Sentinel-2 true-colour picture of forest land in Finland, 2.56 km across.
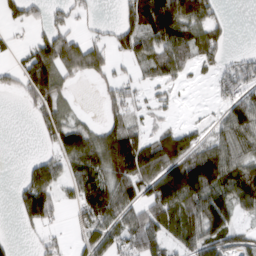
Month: March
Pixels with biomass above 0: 61%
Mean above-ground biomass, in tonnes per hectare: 79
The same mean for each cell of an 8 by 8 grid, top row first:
41 38 22 3 176 221 87 0
19 133 97 61 106 116 88 4
44 174 31 48 35 45 14 71
1 87 19 60 22 9 5 78
0 36 120 157 116 127 63 110
9 138 99 128 126 179 168 119
49 97 73 142 108 165 154 87
11 32 36 71 133 76 105 44
